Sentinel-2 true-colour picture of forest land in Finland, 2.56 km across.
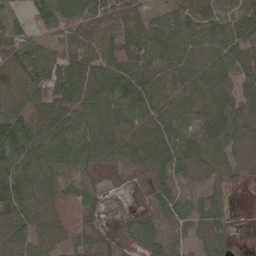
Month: May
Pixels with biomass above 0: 84%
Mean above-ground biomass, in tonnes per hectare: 65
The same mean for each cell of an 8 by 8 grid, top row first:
22 72 109 123 70 69 51 58
65 44 85 108 112 78 73 66
96 106 145 117 94 73 80 78
88 129 123 78 67 70 79 70
113 114 80 79 73 65 54 33
99 66 26 6 20 43 40 19
77 41 32 4 20 29 45 1
73 49 24 23 53 15 43 7
